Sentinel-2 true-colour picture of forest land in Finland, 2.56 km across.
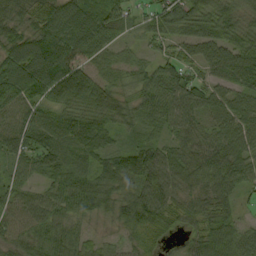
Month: September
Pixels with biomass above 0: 94%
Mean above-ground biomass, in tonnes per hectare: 70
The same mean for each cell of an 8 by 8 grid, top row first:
76 86 92 59 36 61 79 56
95 128 84 53 31 42 70 85
114 110 92 53 60 83 49 77
73 64 74 85 65 81 60 80
67 75 77 43 69 56 70 84
43 56 70 102 92 74 92 69
61 67 71 69 107 64 77 29
58 66 52 27 39 18 84 82
